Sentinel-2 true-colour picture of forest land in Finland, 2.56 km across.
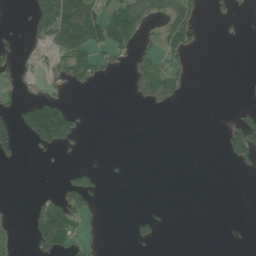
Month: June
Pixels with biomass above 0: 22%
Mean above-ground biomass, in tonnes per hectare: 29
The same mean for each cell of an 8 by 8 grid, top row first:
3 117 162 69 59 92 6 3
24 48 94 60 26 54 0 0
14 22 49 7 74 59 0 1
37 149 21 0 3 3 0 28
56 80 14 0 0 0 0 83
0 0 48 2 0 0 0 6
1 51 58 0 3 1 0 0
9 90 30 0 21 0 0 0
